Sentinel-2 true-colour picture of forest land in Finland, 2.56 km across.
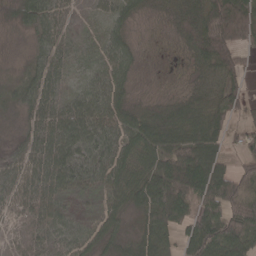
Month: April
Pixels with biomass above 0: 88%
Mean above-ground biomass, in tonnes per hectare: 65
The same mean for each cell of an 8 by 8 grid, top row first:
27 62 9 44 22 76 145 102
4 50 26 55 11 21 134 68
30 62 26 66 8 10 70 48
23 68 74 75 53 85 106 35
24 74 77 70 94 102 103 33
61 86 72 75 79 159 175 81
43 74 45 60 68 127 90 105
25 40 49 47 71 51 117 96
